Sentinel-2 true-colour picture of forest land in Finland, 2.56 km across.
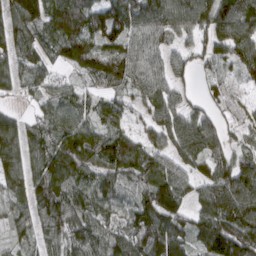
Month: March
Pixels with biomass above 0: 90%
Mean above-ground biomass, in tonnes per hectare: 95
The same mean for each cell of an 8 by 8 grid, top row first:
120 106 125 128 125 120 117 140
112 83 132 96 113 71 62 127
84 65 48 114 99 66 46 44
33 63 77 69 58 99 66 43
109 90 133 101 81 101 125 47
94 125 99 84 91 96 89 125
66 110 95 69 112 112 117 161
48 79 82 81 126 116 116 151
